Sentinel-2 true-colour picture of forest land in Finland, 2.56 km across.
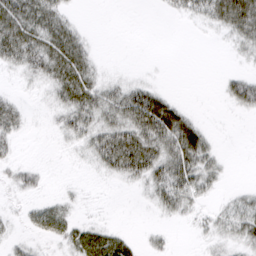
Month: March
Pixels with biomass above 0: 49%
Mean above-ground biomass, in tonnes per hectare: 19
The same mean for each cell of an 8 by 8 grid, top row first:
46 35 3 0 0 9 26 61
50 40 27 0 0 0 0 14
4 25 41 9 7 0 0 24
20 6 39 36 79 33 0 11
11 0 14 51 57 50 22 0
13 4 1 17 36 53 24 0
3 15 4 0 2 24 6 21
7 10 28 30 7 3 9 21
